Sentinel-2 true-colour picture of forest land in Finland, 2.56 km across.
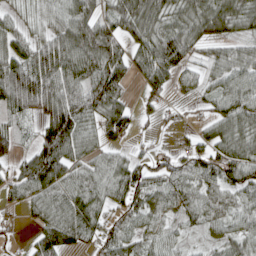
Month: April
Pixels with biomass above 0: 82%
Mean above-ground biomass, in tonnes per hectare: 66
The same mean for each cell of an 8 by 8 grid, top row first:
33 44 95 78 103 66 105 87
70 94 132 99 87 109 40 44
107 111 93 103 56 50 39 68
64 99 79 96 26 19 35 78
38 113 79 45 15 19 47 74
50 116 56 69 66 55 64 77
24 73 81 47 69 53 60 47
9 77 50 63 50 38 29 62
